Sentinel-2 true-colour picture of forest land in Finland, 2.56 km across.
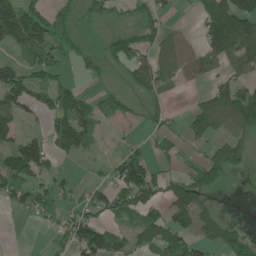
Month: June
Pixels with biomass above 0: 57%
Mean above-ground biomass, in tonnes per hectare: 59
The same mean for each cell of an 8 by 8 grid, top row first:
151 57 25 24 42 8 76 151
58 80 21 54 61 77 73 129
97 56 24 9 94 62 41 57
81 68 106 44 30 11 99 144
75 67 83 7 23 19 39 65
100 51 8 43 129 23 74 11
40 39 48 64 78 65 41 0
0 9 103 71 59 75 62 76
